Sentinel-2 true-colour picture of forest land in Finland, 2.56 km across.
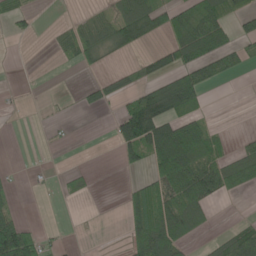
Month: May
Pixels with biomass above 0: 38%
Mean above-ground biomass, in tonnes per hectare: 32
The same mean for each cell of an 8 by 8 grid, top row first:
27 0 9 29 56 44 75 41
0 3 43 30 14 56 59 21
0 0 3 25 31 59 32 3
1 2 9 11 93 63 9 0
0 3 0 16 90 127 62 17
2 2 12 0 23 104 70 69
16 0 1 0 101 90 36 0
115 15 1 1 103 68 14 75
